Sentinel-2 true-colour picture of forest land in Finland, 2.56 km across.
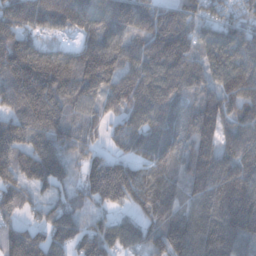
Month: December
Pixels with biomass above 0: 93%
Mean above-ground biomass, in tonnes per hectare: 146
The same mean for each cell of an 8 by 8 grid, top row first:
167 208 164 170 145 141 95 89
218 82 118 148 143 200 123 178
196 233 176 127 164 152 102 179
146 223 113 95 177 140 170 162
153 149 117 54 162 127 135 160
130 164 69 180 121 116 202 190
97 76 81 77 134 116 192 244
133 120 107 135 106 170 199 164
